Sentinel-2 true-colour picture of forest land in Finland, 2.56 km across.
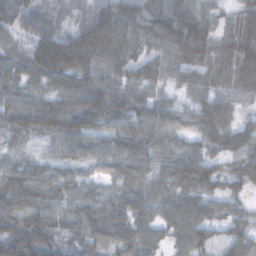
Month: November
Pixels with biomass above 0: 95%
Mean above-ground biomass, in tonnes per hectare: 74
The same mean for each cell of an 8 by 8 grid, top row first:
87 60 47 108 105 107 57 67
45 155 136 119 58 92 99 116
71 85 84 75 78 48 71 87
88 106 114 105 85 54 82 41
38 37 82 83 85 55 66 73
72 61 45 58 54 89 81 57
60 72 48 48 56 62 54 37
119 79 53 48 55 36 68 69
